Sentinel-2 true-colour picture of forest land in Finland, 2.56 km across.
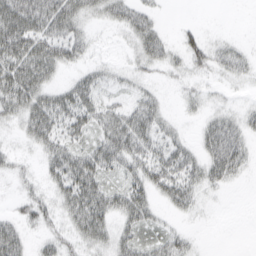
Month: March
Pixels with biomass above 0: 66%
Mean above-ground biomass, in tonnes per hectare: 24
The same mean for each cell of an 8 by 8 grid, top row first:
57 50 33 24 25 1 0 0
51 45 25 3 31 16 25 13
50 26 22 14 12 9 9 12
30 48 40 29 33 6 16 15
8 31 26 43 36 24 27 30
17 22 51 23 35 42 30 15
13 24 49 35 36 20 3 0
34 18 25 29 28 22 0 0
